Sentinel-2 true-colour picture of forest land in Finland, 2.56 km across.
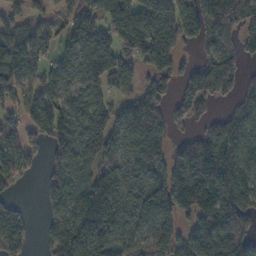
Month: November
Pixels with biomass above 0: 77%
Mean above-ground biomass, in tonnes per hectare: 109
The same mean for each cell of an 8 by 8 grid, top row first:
55 31 69 81 148 150 153 139
153 59 95 104 153 113 85 103
101 88 76 122 94 86 196 77
57 147 105 105 128 90 51 72
63 99 145 124 131 59 123 118
74 60 96 115 101 130 172 121
68 64 173 152 122 144 158 151
105 61 137 110 95 128 177 134
